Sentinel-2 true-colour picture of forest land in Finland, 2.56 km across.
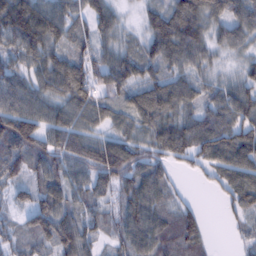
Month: February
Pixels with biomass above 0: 90%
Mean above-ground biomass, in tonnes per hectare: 78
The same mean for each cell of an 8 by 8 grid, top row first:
122 96 58 57 26 95 88 93
76 92 61 58 43 111 71 56
74 90 107 90 77 77 52 56
108 73 83 58 102 87 86 99
135 83 91 86 73 107 119 101
80 90 65 108 89 27 36 93
46 105 71 51 92 69 6 66
68 93 115 51 90 119 42 28
